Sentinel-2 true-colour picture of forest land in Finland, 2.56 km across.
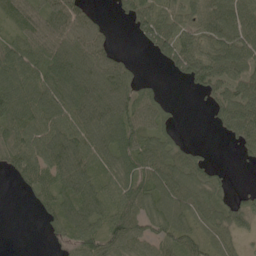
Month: May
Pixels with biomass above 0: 77%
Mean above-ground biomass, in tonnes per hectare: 66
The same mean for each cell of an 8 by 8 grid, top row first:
57 74 63 11 77 58 99 101
70 80 83 32 22 89 78 98
106 118 121 103 27 19 77 71
96 96 119 107 78 13 21 93
93 96 85 85 83 44 5 40
40 80 84 69 100 98 54 0
0 54 89 67 81 80 64 40
0 15 75 75 66 66 39 21
